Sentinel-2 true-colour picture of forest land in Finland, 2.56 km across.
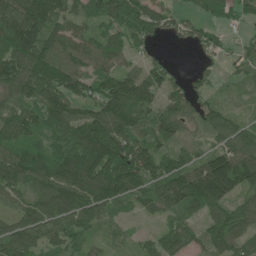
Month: June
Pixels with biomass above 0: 87%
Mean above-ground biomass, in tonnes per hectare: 90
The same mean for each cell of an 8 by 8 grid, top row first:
139 153 61 108 126 42 45 39
145 102 90 86 37 12 41 31
126 128 106 113 93 43 35 27
80 122 73 136 78 94 83 25
93 76 126 140 79 58 41 100
135 140 177 145 116 113 184 148
54 132 136 69 50 79 93 63
121 84 73 28 32 83 65 78
